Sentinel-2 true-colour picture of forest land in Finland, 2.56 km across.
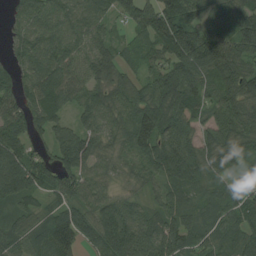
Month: August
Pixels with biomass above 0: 92%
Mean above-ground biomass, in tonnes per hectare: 81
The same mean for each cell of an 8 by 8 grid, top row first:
47 93 89 63 102 131 65 88
66 91 71 57 66 144 120 89
70 107 81 60 59 116 78 108
78 100 60 79 108 118 66 95
86 59 99 49 101 113 72 91
116 75 78 36 62 96 75 34
52 44 69 83 47 71 65 75
68 80 82 117 98 89 67 75
